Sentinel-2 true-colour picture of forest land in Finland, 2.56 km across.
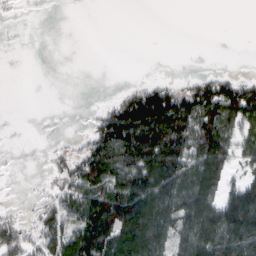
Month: March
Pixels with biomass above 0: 50%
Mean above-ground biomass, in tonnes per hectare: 56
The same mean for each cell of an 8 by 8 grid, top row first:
4 0 0 0 0 0 0 0
0 0 0 0 0 0 0 0
0 0 0 0 10 10 39 34
0 0 1 60 159 129 102 101
0 3 21 129 153 123 121 59
1 12 80 102 131 116 122 34
7 39 98 156 155 114 121 173
58 72 121 140 141 84 132 132
